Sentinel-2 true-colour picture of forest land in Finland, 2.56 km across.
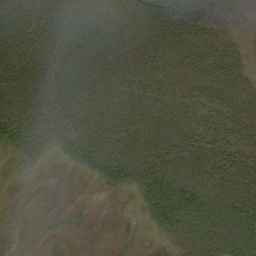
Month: September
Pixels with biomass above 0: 79%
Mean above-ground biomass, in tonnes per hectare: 51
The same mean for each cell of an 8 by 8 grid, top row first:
89 66 59 62 67 48 38 12
73 66 74 69 65 54 43 18
70 62 71 71 74 65 60 39
99 68 64 69 82 81 52 51
62 34 68 71 67 63 40 40
5 2 11 54 67 82 66 54
1 2 2 1 30 97 98 70
2 5 1 2 4 38 77 78
